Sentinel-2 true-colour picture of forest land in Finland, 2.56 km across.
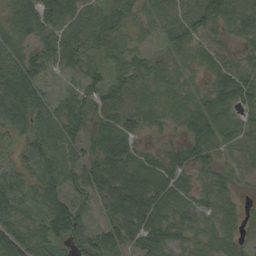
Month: September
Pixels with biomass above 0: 87%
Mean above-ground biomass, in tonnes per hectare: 48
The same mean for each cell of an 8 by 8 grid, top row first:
46 55 57 58 36 36 60 59
51 43 54 46 23 42 28 17
96 29 33 45 43 44 26 55
74 46 56 57 41 32 62 31
31 45 49 62 17 21 56 33
36 44 61 70 65 54 27 28
65 62 64 53 83 45 37 36
88 66 42 60 54 49 41 37
